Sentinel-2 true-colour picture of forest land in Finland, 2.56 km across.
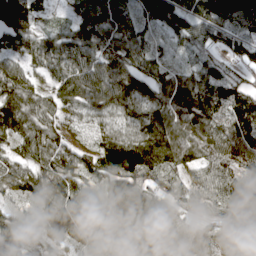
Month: April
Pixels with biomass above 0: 92%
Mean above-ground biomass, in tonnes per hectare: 85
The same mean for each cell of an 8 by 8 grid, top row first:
107 24 82 108 79 113 105 115
72 92 103 98 83 39 43 48
100 57 120 131 94 86 77 48
108 76 57 92 99 105 117 116
57 82 37 104 117 106 98 103
86 94 87 107 101 61 82 64
35 101 123 98 92 58 67 75
53 50 84 83 132 56 62 94
